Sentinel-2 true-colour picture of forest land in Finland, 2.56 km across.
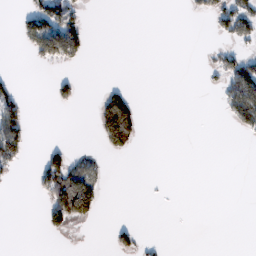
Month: February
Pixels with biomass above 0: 17%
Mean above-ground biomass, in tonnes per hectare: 26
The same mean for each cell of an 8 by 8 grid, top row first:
16 108 41 0 0 0 30 93
6 103 64 0 0 0 10 28
18 9 18 4 0 0 7 120
82 1 1 145 12 0 0 108
111 16 1 83 5 0 0 2
12 85 86 2 1 0 0 0
0 59 119 0 0 0 0 0
0 4 0 26 13 0 0 0
